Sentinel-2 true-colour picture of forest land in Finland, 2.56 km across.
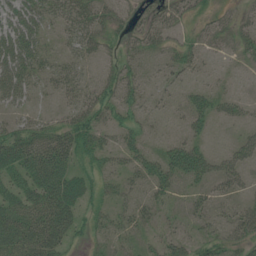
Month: July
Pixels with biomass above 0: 70%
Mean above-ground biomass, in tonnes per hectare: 31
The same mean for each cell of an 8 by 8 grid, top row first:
50 36 44 29 15 25 18 15
63 22 30 21 28 29 17 25
53 23 30 32 23 13 8 4
22 14 38 38 19 11 34 17
47 55 58 24 36 31 17 24
33 56 38 28 37 50 41 28
43 67 37 33 22 12 23 21
51 67 12 24 17 29 29 30
